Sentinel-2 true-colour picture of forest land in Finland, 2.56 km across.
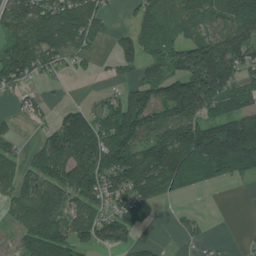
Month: July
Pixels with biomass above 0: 71%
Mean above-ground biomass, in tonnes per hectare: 89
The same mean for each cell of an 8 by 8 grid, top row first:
89 122 113 30 72 75 63 111
88 107 70 24 94 84 138 114
86 25 8 21 73 151 254 77
18 17 95 88 158 175 87 101
31 88 170 166 99 146 181 179
84 112 140 130 156 113 73 61
78 121 85 79 96 7 3 1
43 175 96 100 24 12 17 5
